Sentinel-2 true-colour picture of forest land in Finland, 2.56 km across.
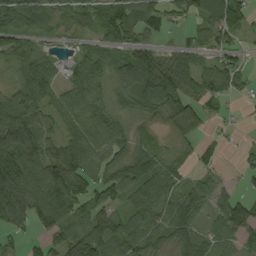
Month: September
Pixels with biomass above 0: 82%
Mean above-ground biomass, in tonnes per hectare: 63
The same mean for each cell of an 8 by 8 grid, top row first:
75 58 50 83 76 28 87 84
80 16 27 60 33 24 48 30
43 72 66 56 98 76 52 36
140 48 66 48 34 70 35 6
160 61 75 86 35 29 19 8
147 108 81 61 112 48 31 20
133 116 53 49 96 85 53 87
26 41 97 79 86 68 54 47
